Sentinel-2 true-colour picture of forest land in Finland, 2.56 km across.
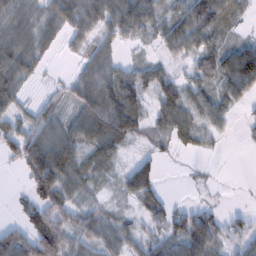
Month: February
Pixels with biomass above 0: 74%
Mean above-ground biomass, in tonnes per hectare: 52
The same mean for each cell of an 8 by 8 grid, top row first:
68 55 100 89 80 57 96 24
73 30 32 42 12 61 58 53
54 5 48 79 52 39 53 98
39 41 60 120 47 88 57 14
67 93 69 93 18 37 23 6
7 126 59 20 76 1 5 0
17 86 39 17 32 35 28 8
81 114 47 47 46 67 103 60
